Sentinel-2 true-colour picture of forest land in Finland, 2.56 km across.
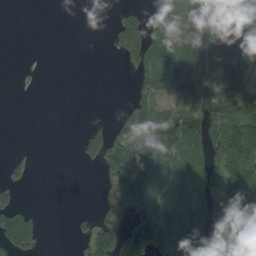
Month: September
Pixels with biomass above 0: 52%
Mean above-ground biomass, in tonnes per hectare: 66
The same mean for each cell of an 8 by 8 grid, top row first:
0 0 0 11 53 131 183 172
0 0 0 27 137 120 179 181
4 0 0 0 69 99 96 45
0 0 0 8 92 57 91 79
1 0 28 84 87 111 97 116
21 0 0 81 102 90 95 113
68 0 3 71 73 112 148 122
132 4 29 119 127 158 131 81
